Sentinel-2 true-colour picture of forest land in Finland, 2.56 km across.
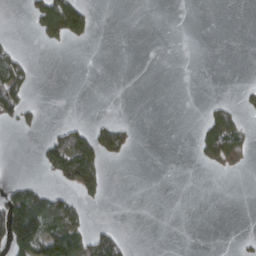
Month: March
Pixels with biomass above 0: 18%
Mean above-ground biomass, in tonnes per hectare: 23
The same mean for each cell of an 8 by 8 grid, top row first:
0 115 100 0 0 0 0 0
18 13 5 0 0 0 0 0
76 0 0 0 0 0 0 2
59 1 0 0 0 0 20 28
0 47 83 72 0 0 35 75
4 22 144 1 0 0 5 7
120 78 37 0 0 0 0 0
96 79 72 48 0 0 0 7
